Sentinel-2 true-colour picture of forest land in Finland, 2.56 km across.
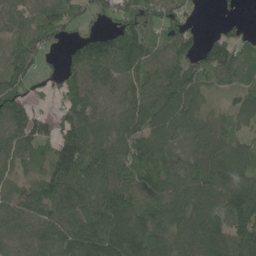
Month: June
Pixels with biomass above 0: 88%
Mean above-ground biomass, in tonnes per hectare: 91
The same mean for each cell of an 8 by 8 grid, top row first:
52 96 46 46 89 77 1 9
77 44 93 134 134 111 65 64
81 30 111 94 94 114 50 52
96 37 117 81 121 110 59 70
89 74 161 100 99 57 92 67
51 97 174 99 95 93 94 104
80 121 137 130 96 98 75 174
69 99 161 153 136 86 129 106
